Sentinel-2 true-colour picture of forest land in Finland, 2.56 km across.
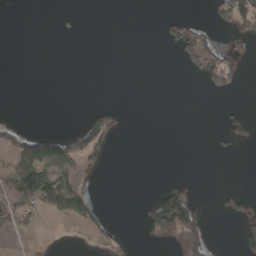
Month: April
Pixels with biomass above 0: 17%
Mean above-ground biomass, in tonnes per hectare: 23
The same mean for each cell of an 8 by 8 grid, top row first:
0 0 1 0 0 16 13 95
0 0 0 0 0 43 59 32
0 0 0 0 0 0 45 19
0 0 5 35 0 0 0 3
58 106 67 33 0 0 2 4
80 96 46 0 0 5 0 0
62 39 74 1 20 135 3 28
6 5 5 40 16 123 43 36
